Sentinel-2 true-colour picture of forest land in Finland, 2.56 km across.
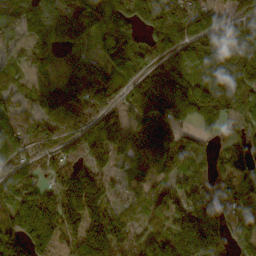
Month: October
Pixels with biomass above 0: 87%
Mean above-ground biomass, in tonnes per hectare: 119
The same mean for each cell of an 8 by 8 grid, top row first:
135 182 164 120 52 183 119 92
74 120 69 117 105 96 171 162
45 68 177 91 96 98 135 132
112 125 127 96 82 106 141 86
121 83 105 178 119 83 54 69
116 97 212 92 65 61 84 113
152 199 234 111 79 108 147 95
134 159 162 182 99 163 180 87
